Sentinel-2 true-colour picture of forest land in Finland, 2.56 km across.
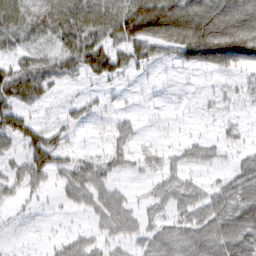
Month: March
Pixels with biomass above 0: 66%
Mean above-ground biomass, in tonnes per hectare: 54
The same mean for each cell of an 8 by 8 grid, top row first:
80 93 109 104 181 157 207 173
42 33 88 66 60 90 179 170
84 58 26 38 11 5 8 25
66 10 22 14 9 4 9 10
41 80 12 31 13 15 27 21
41 51 50 29 14 34 20 68
12 5 24 55 23 48 76 99
4 8 30 30 44 66 83 106
